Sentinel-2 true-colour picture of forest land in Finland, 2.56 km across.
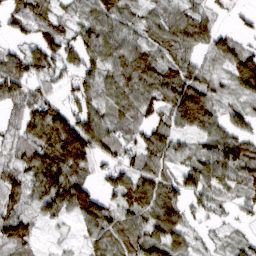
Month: March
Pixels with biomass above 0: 83%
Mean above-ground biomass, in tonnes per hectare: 63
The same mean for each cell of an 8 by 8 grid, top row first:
56 52 44 77 48 68 50 13
28 78 69 67 61 74 52 45
86 56 55 74 97 93 58 77
36 85 74 59 64 97 103 40
44 94 155 73 66 36 54 72
45 90 75 46 70 51 86 73
42 58 99 64 94 76 48 26
79 8 19 53 75 74 18 27
